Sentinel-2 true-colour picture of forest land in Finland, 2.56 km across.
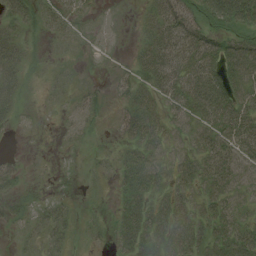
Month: August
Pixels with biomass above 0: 67%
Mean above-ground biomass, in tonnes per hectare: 25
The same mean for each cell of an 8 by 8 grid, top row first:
28 23 12 2 15 54 44 67
36 3 5 2 25 53 45 42
33 5 4 6 26 49 51 38
18 2 12 6 43 27 40 47
1 0 4 5 41 23 37 44
22 1 2 11 45 34 42 34
11 16 5 9 34 41 36 24
6 21 4 16 41 52 36 43
